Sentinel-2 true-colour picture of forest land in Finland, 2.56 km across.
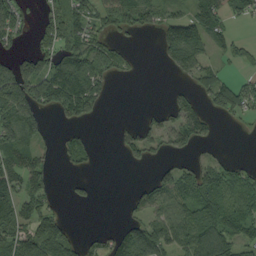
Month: September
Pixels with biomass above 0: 55%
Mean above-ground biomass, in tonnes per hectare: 50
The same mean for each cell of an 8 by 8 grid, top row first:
74 46 53 36 52 52 80 39
23 53 78 53 1 86 54 30
111 110 130 26 1 9 48 25
95 37 76 1 12 55 40 40
82 17 37 7 53 41 21 0
75 43 12 0 5 75 63 49
72 44 5 0 48 78 101 69
61 92 35 43 107 66 116 63
